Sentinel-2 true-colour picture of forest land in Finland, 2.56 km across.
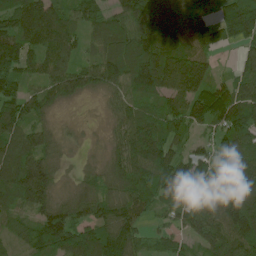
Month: June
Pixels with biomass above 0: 88%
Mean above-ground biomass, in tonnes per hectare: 105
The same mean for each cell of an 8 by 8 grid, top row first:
128 122 85 82 152 101 63 175
155 114 64 118 155 111 99 62
101 93 99 99 152 149 97 67
133 62 2 42 102 107 147 140
126 70 14 44 164 73 49 106
140 116 37 80 120 140 115 171
91 114 104 115 89 87 135 198
63 140 145 130 62 52 108 137
